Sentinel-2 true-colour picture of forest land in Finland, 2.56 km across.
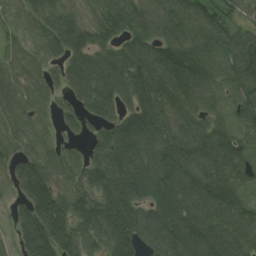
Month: August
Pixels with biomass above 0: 92%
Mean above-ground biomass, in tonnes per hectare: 112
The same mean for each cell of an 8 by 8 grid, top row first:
51 115 84 164 135 113 83 67
55 78 129 106 116 144 77 127
74 52 112 148 153 120 76 84
77 40 87 85 185 115 81 52
69 52 33 165 171 165 124 77
95 98 81 164 184 164 134 69
58 169 125 180 119 186 128 74
80 190 133 181 122 157 143 111
